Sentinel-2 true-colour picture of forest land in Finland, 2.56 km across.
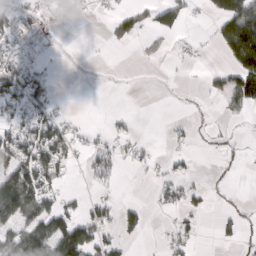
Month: March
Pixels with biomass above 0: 35%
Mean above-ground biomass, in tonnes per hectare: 35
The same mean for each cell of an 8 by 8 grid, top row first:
48 27 13 25 34 68 22 129
39 12 0 7 10 7 6 153
65 39 1 0 0 1 17 104
51 49 3 5 0 0 2 24
88 99 24 27 15 9 4 7
113 74 6 30 6 27 5 3
128 63 26 33 28 31 17 8
73 96 120 39 13 35 0 17
